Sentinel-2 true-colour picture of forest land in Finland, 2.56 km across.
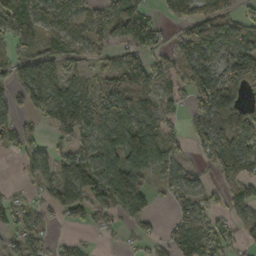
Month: October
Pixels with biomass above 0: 70%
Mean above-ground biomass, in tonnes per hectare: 76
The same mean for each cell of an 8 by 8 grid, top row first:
114 65 67 94 94 67 111 71
59 60 54 54 93 70 144 116
68 115 58 111 137 66 120 128
57 97 135 100 80 39 122 73
67 40 76 94 124 66 89 88
9 52 125 120 84 60 25 91
52 34 51 62 76 48 51 55
43 33 13 3 38 80 125 45
